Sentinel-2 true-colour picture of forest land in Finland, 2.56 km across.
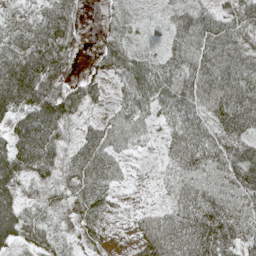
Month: May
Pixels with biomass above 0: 87%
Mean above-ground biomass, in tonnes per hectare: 58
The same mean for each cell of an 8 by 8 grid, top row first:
49 71 39 18 12 38 46 59
73 106 22 39 18 53 79 65
136 94 25 35 78 66 84 85
69 92 34 35 51 64 66 100
72 79 45 56 25 56 71 65
69 37 65 45 21 48 64 67
60 39 55 30 33 61 83 61
49 51 31 25 75 87 103 54
